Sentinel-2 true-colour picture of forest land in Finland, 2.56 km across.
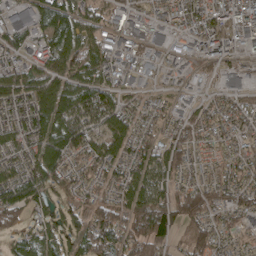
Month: April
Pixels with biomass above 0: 86%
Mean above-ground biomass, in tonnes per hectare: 68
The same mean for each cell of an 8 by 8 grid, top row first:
64 88 80 52 47 61 75 90
54 71 90 59 46 35 68 53
68 82 93 47 26 25 31 53
66 113 121 100 47 33 56 66
66 108 83 78 69 73 38 49
82 92 56 63 105 58 38 66
96 54 63 83 123 83 65 67
58 66 72 82 104 49 74 32
